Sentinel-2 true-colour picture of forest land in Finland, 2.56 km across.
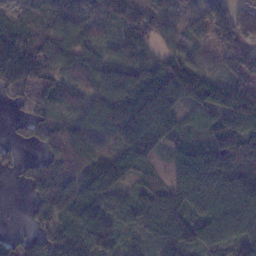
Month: January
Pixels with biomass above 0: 88%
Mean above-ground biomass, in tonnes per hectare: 92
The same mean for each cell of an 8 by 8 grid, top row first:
64 94 75 70 82 74 128 88
142 103 83 47 65 68 50 100
113 83 40 105 106 141 76 76
23 42 57 134 133 88 79 177
34 61 94 80 128 55 72 125
20 81 100 157 62 122 189 155
0 91 133 116 95 131 124 124
42 80 150 81 54 125 108 121
